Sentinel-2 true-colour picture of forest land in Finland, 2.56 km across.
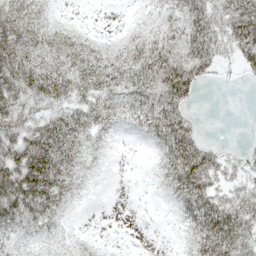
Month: May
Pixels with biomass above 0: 72%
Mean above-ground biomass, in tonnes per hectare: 38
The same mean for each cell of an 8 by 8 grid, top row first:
53 23 2 0 14 48 58 78
72 46 34 21 51 68 68 61
71 69 47 44 60 77 17 5
60 36 38 34 54 48 0 0
61 80 37 8 10 73 22 7
84 83 26 1 2 59 54 22
70 52 5 0 0 20 72 49
26 18 9 2 0 7 68 54
